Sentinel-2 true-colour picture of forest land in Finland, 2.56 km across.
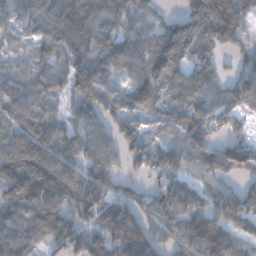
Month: December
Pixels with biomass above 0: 88%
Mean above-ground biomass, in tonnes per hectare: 100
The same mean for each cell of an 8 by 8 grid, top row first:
91 111 130 103 71 51 173 138
36 75 112 110 103 167 93 66
71 74 126 72 117 111 101 98
81 61 70 75 83 88 99 62
121 110 81 54 92 68 75 67
152 173 115 92 60 76 45 47
113 152 109 143 89 129 97 122
140 102 129 150 168 71 157 68
